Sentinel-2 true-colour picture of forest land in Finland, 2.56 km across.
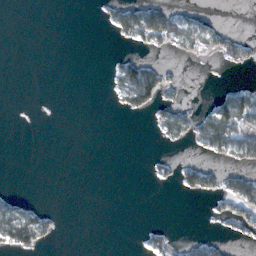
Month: February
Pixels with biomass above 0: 20%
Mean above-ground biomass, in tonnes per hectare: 20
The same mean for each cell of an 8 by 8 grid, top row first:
0 0 0 31 83 48 11 0
0 0 0 2 21 35 34 35
0 0 0 17 112 14 0 4
0 0 0 5 37 43 44 123
0 0 0 0 0 17 54 74
0 0 0 0 3 27 45 46
41 13 0 0 0 0 9 52
77 20 0 0 14 19 24 17
